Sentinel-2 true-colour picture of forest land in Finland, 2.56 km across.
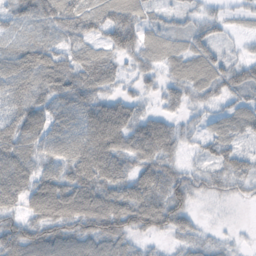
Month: November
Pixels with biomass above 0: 84%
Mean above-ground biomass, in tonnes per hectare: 47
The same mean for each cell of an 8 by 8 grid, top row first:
37 57 70 63 40 22 27 15
38 52 39 52 46 35 44 10
67 70 70 36 24 39 52 45
55 62 64 57 25 25 24 37
78 56 70 61 43 34 24 19
84 52 62 62 54 51 39 31
40 52 63 68 83 73 6 3
77 73 71 75 23 25 19 6
